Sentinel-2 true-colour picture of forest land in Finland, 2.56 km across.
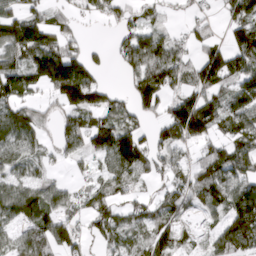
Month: March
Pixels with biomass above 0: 70%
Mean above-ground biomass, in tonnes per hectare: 68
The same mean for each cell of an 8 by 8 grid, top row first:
80 55 20 46 30 11 20 86
117 115 39 26 92 57 57 91
111 127 149 5 88 60 92 83
78 23 101 74 40 100 106 86
75 26 59 147 73 73 57 70
50 28 14 59 40 42 93 92
95 93 40 67 43 69 61 123
40 101 37 53 54 54 35 102
